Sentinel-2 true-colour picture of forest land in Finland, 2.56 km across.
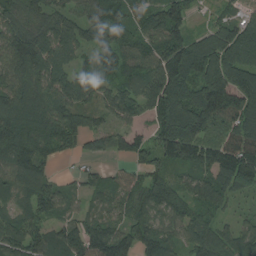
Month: August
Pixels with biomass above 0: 90%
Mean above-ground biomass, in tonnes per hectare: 111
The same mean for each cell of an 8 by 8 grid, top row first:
119 101 72 101 92 100 25 62
180 160 94 126 83 141 171 178
120 126 82 80 117 157 173 141
142 139 114 90 90 173 206 191
150 109 59 64 67 165 110 182
113 75 44 50 83 59 91 171
66 92 36 74 96 116 93 27
103 97 149 153 132 77 139 88
